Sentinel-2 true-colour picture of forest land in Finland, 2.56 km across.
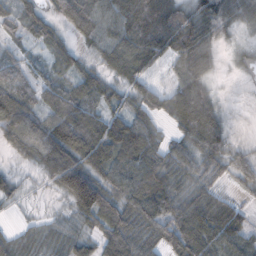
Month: November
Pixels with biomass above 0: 89%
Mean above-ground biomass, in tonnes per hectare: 67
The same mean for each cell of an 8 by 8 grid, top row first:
51 48 95 77 146 83 86 48
25 46 35 82 113 98 62 10
45 44 42 42 53 63 55 3
103 64 88 59 58 99 130 2
57 120 134 98 86 41 75 13
21 42 167 70 112 77 48 32
9 6 90 71 103 89 80 26
41 46 49 101 78 82 79 61
